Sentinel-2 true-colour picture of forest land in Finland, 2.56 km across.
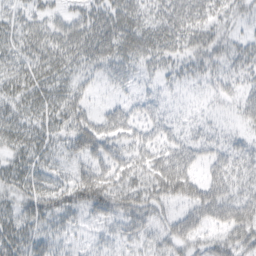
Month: March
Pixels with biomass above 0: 77%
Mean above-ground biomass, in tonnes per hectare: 33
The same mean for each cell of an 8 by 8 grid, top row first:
19 24 30 35 30 44 32 23
24 35 38 37 38 34 41 27
29 32 24 19 15 19 24 25
25 32 35 34 29 12 11 29
27 27 48 40 39 36 28 25
32 23 38 44 45 68 31 35
29 42 36 44 47 28 52 57
45 29 13 23 28 40 30 51
